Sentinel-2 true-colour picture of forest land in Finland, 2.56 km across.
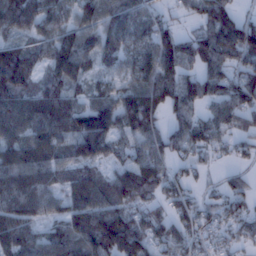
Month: January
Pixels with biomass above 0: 84%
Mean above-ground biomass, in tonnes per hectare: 83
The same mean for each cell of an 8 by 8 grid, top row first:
89 84 71 84 71 25 88 51
73 87 103 68 69 104 112 120
126 85 74 45 89 94 84 89
95 122 90 94 137 71 46 105
99 91 117 82 90 63 71 42
117 89 90 78 125 53 21 34
96 65 99 102 68 65 44 53
101 88 96 153 98 83 47 47
